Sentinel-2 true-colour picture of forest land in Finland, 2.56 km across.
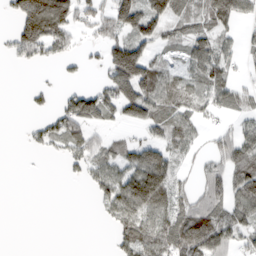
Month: March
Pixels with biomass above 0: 57%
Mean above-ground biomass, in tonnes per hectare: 58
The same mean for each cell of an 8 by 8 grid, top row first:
76 185 69 93 104 61 70 64
53 74 22 95 75 33 73 38
0 3 12 91 130 61 101 33
0 26 116 57 101 76 49 47
0 35 67 39 62 65 29 85
0 0 16 65 107 54 69 93
0 0 0 59 102 72 93 82
0 0 0 29 102 111 131 55
